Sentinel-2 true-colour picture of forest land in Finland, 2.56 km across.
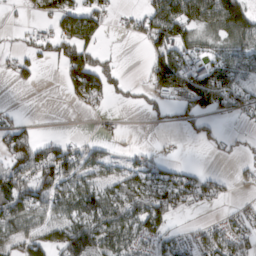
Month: March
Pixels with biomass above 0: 55%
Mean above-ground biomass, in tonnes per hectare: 55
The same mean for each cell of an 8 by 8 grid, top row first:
6 48 101 21 57 120 94 119
19 55 136 10 29 98 41 81
30 0 106 60 23 101 98 63
7 1 7 9 26 34 54 40
70 44 30 16 6 5 31 19
89 99 77 40 77 65 31 15
91 74 89 87 94 67 15 24
60 60 112 83 74 45 66 58
